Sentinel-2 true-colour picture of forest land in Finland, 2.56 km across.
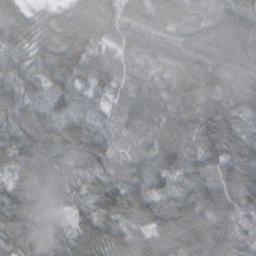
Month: October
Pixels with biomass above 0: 98%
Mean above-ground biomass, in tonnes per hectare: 68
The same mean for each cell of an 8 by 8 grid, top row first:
59 32 90 88 64 73 66 137
28 55 113 46 58 93 114 119
40 64 58 53 38 71 131 115
51 53 38 27 64 72 105 92
56 64 95 39 41 90 105 88
32 53 39 43 76 61 61 106
83 32 41 93 68 52 82 70
51 43 81 68 45 48 82 36
